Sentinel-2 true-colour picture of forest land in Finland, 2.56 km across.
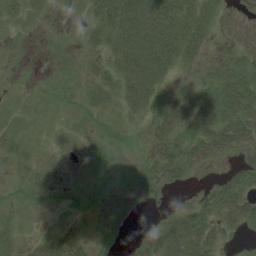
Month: August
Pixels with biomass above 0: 62%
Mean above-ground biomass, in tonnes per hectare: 18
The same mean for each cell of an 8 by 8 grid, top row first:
9 4 3 35 33 38 22 33
2 2 6 24 41 38 10 29
2 4 8 21 41 8 13 30
7 4 9 9 16 30 49 47
10 3 1 10 10 33 45 29
4 2 2 14 28 27 4 17
8 6 12 44 10 10 24 36
11 21 19 11 9 39 36 5
